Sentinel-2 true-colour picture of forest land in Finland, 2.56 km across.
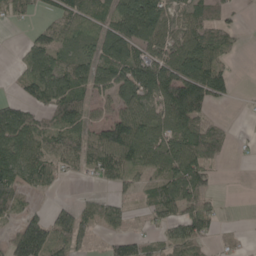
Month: May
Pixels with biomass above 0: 65%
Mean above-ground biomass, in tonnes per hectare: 64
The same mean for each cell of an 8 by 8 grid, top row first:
26 22 71 67 131 47 57 10
11 87 66 100 86 79 99 16
24 119 84 99 133 132 126 6
78 72 84 53 81 124 38 1
107 91 75 115 93 85 89 4
98 68 24 58 52 97 53 0
51 23 43 48 23 79 65 1
74 125 55 30 32 56 39 11
